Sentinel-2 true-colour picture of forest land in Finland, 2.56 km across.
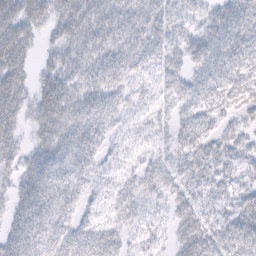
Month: February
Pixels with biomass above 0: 83%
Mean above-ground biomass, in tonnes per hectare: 33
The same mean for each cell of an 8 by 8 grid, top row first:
51 32 36 34 32 21 21 40
54 14 29 32 37 25 39 46
47 32 28 30 19 33 35 47
43 48 40 34 16 28 34 28
32 42 43 21 14 23 32 24
38 56 30 16 28 28 31 23
35 43 26 23 20 26 20 39
47 41 41 31 22 23 40 46
